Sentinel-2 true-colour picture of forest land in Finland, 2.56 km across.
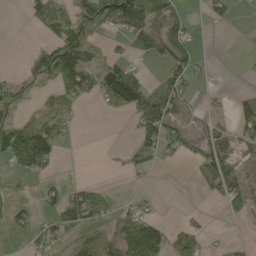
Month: May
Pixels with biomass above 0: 47%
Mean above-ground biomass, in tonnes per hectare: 44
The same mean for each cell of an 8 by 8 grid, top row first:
0 42 66 123 120 47 21 6
0 70 91 11 79 79 4 2
26 50 111 127 55 76 9 5
28 34 6 18 117 72 18 67
96 100 1 0 52 45 70 66
26 22 0 2 7 0 72 54
30 26 124 28 22 2 4 51
9 49 37 58 119 41 16 8
